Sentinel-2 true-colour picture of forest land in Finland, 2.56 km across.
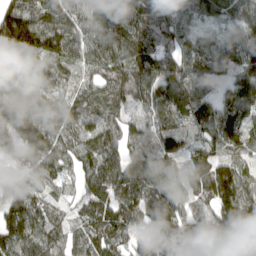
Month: April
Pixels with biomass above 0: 95%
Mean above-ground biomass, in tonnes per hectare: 118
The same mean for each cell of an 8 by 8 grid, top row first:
195 154 108 143 139 99 100 116
142 138 119 149 136 110 70 95
102 86 75 129 144 154 101 152
176 116 92 89 71 138 130 158
127 118 100 99 97 65 100 132
49 88 88 145 133 68 170 135
148 79 78 130 136 85 98 192
163 123 85 126 90 127 108 155
